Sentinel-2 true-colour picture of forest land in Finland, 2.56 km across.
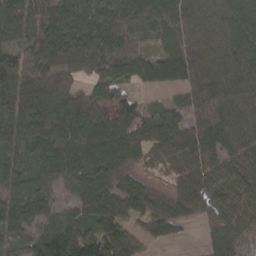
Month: March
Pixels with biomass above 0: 90%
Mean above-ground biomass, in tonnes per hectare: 101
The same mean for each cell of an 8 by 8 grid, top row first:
112 113 105 116 129 120 87 109
91 139 125 146 66 107 93 102
150 142 79 101 81 87 110 106
115 159 191 147 54 63 113 109
75 143 124 135 83 112 126 103
75 104 107 114 43 50 111 89
115 89 76 104 83 90 106 96
42 142 107 111 50 26 41 47
